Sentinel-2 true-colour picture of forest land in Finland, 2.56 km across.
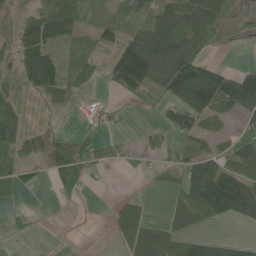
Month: June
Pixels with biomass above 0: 59%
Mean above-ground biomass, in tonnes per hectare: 42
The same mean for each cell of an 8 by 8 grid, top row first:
21 59 33 24 35 60 78 8
42 50 22 34 99 78 28 2
45 71 24 56 86 105 100 65
49 19 16 17 5 54 68 55
57 68 51 20 12 30 28 39
33 32 81 1 5 24 107 87
9 2 4 15 23 37 111 80
9 0 0 9 93 68 33 19
